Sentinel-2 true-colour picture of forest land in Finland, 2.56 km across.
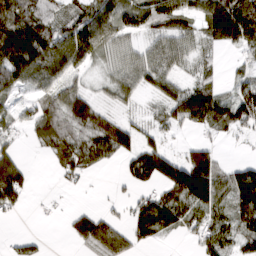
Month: March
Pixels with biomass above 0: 69%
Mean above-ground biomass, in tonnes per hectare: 67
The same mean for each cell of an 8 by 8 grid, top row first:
140 71 66 113 99 113 116 146
149 120 144 74 42 66 34 66
81 69 34 49 66 49 38 33
36 67 95 35 21 68 115 92
25 61 75 101 59 18 52 8
94 4 40 7 86 136 151 81
32 6 15 9 86 104 78 87
18 8 47 87 58 12 54 57
